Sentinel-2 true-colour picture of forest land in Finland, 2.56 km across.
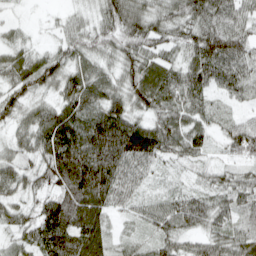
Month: April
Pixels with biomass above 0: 93%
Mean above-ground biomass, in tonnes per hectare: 68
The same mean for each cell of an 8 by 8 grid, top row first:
10 9 33 79 90 78 110 73
44 27 57 58 64 49 122 95
60 70 81 56 88 76 88 77
54 61 88 94 56 67 46 27
44 101 110 169 126 69 43 87
62 77 143 112 38 12 40 50
51 81 115 51 39 71 71 55
32 77 91 36 20 56 59 66
